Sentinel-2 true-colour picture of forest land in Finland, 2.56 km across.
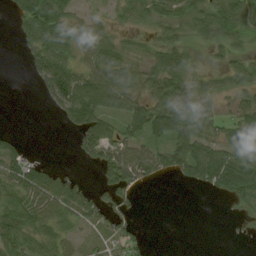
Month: August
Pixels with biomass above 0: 65%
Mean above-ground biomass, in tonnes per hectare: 40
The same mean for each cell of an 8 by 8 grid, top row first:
35 101 24 24 40 48 54 60
11 83 51 46 20 39 23 29
0 84 62 71 40 47 19 39
0 15 93 60 65 60 28 36
24 0 33 63 46 72 52 46
57 45 16 53 58 33 72 94
47 55 62 57 4 0 0 23
47 31 18 36 14 0 0 2
